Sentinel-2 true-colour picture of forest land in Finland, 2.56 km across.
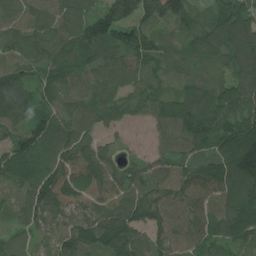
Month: July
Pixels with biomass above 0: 95%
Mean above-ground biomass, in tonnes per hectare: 107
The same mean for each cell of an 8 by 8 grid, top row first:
83 105 99 133 124 122 75 137
97 106 122 123 151 76 119 135
113 83 87 100 100 70 105 116
111 89 95 96 68 122 145 133
111 125 112 37 12 99 104 160
112 136 115 104 111 111 118 155
73 140 97 125 144 94 95 134
57 69 142 166 98 96 95 85
